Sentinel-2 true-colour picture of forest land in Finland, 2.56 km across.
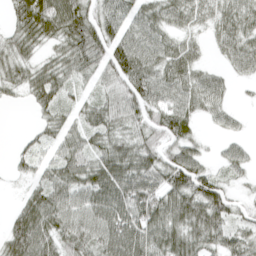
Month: April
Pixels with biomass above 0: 84%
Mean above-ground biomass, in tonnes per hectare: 57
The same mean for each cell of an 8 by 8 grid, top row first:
47 83 66 63 68 48 38 61
47 29 81 87 80 47 19 58
43 66 47 65 87 63 48 18
1 38 62 60 52 67 37 14
11 47 58 62 55 53 13 26
17 59 69 90 82 86 54 26
49 82 69 88 91 81 86 31
89 70 74 81 83 72 57 49
